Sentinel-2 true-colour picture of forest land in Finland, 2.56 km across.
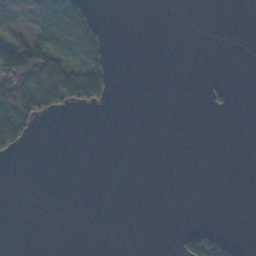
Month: November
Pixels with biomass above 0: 18%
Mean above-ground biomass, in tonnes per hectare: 21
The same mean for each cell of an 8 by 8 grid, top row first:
97 140 84 0 0 0 0 0
119 59 100 16 0 0 0 0
147 110 96 30 0 0 4 0
153 48 9 3 0 0 8 0
44 0 0 0 0 0 0 0
0 0 0 0 0 0 0 0
0 0 0 0 0 0 0 0
0 0 0 0 0 9 62 7
